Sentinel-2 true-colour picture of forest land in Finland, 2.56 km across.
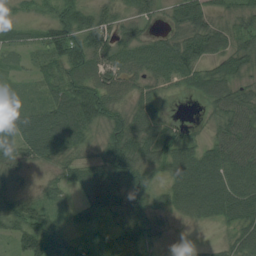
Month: August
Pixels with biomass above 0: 87%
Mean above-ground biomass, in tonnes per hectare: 56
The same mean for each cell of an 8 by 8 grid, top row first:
24 31 65 45 43 46 58 44
32 66 89 76 62 78 77 69
15 47 70 60 50 46 69 53
41 69 111 59 54 2 28 68
54 93 50 62 69 62 42 73
42 19 49 77 58 67 99 88
61 39 41 55 64 52 86 92
53 98 29 35 58 5 8 53
